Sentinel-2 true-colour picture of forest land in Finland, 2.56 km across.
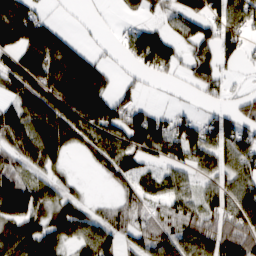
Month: March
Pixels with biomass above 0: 70%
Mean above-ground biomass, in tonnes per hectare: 71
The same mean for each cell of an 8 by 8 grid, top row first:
148 31 3 4 23 61 108 83
98 124 58 9 130 61 79 58
87 117 160 32 21 15 90 7
84 113 125 98 69 32 33 54
75 111 61 94 90 87 98 90
80 42 8 50 45 47 53 81
121 71 64 39 50 60 71 95
92 76 62 61 64 71 98 104
